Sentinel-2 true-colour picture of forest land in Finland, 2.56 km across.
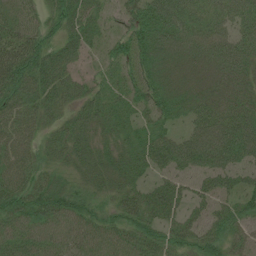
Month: July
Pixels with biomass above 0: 91%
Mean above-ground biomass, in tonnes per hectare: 54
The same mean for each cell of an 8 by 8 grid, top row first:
48 47 60 23 95 92 49 57
89 61 46 32 78 62 57 59
101 72 30 31 70 46 43 49
76 45 39 51 42 49 61 61
66 37 43 34 59 70 76 79
68 33 32 48 34 47 56 40
70 72 50 36 65 43 37 41
64 55 51 53 63 50 47 34
